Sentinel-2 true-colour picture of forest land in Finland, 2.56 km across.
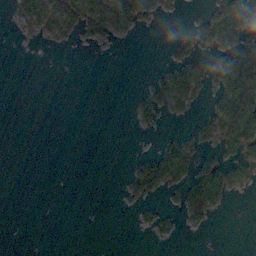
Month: November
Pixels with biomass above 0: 25%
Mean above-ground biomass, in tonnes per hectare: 18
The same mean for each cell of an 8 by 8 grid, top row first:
15 55 58 54 35 3 26 34
1 7 4 3 0 17 26 77
0 0 0 0 3 55 38 125
0 0 0 0 18 19 28 112
0 0 0 0 0 23 24 63
0 0 0 0 53 43 59 35
0 0 0 0 9 13 40 0
0 0 0 0 1 7 0 0
